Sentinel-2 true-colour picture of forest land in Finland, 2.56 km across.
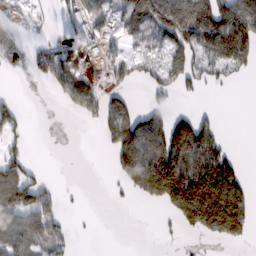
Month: February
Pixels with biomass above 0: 47%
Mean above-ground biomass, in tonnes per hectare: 76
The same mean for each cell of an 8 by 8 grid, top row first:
28 25 85 59 157 211 210 200
35 66 136 25 43 82 125 166
0 60 124 44 29 55 29 12
54 0 53 104 67 40 10 0
28 0 0 87 194 207 123 2
94 11 0 23 243 234 222 74
138 84 4 3 7 119 252 127
97 92 4 0 0 3 24 43
